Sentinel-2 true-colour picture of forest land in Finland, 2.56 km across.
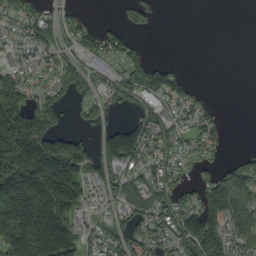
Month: September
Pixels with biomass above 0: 63%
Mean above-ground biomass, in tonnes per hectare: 91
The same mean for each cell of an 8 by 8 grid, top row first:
52 52 29 2 40 0 0 0
55 83 59 78 23 0 0 0
73 56 83 50 109 75 0 0
184 118 33 24 67 61 43 0
308 200 96 164 119 54 58 0
275 297 141 81 76 55 38 96
302 299 89 46 103 98 142 142
224 290 101 80 79 82 159 108
